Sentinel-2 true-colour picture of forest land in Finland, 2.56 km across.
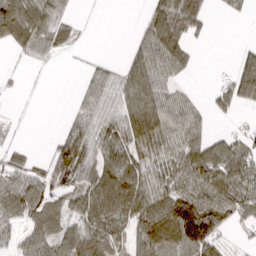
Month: March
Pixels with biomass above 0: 66%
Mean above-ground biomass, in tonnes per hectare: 50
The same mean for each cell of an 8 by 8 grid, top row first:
96 55 10 0 24 94 29 16
32 43 12 0 55 70 2 15
4 2 9 41 78 34 1 59
2 0 26 46 90 55 15 12
17 12 74 68 72 61 59 49
59 59 78 103 74 65 86 82
75 73 61 98 84 105 85 60
36 69 79 72 78 108 86 10
